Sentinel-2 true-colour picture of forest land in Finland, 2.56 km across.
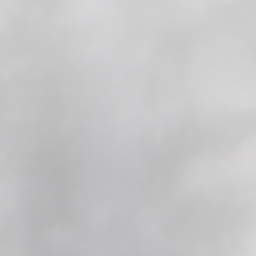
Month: June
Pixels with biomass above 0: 38%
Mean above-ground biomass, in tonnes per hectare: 15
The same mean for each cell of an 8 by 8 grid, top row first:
24 51 33 34 29 40 61 45
7 23 36 19 0 1 12 33
1 15 33 14 0 0 28 5
31 31 32 11 8 0 1 2
27 23 16 2 7 0 0 2
2 3 6 0 0 20 9 19
0 0 9 3 1 29 15 35
12 0 0 0 0 27 1 37
